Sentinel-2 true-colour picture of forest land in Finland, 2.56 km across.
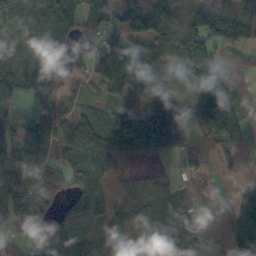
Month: October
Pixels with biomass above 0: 76%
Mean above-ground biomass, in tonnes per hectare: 67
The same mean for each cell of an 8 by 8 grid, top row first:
74 80 89 51 117 83 79 36
70 80 34 132 91 108 86 44
68 71 30 119 117 57 109 8
33 53 48 68 76 62 125 43
52 48 110 97 80 56 32 39
111 102 107 37 28 17 20 11
89 57 79 46 82 75 14 72
37 51 51 66 77 86 30 63
